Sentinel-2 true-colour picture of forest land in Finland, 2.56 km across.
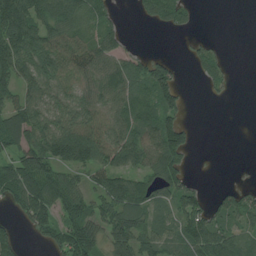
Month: July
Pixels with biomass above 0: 67%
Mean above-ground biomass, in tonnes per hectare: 65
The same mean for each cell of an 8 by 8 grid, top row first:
146 92 69 35 23 43 0 0
119 93 91 55 9 2 30 0
81 77 80 81 93 67 46 0
86 87 88 84 66 73 0 0
75 105 146 99 90 112 0 0
97 106 50 92 61 78 3 2
43 86 71 94 76 71 64 78
46 45 97 92 78 77 120 68
